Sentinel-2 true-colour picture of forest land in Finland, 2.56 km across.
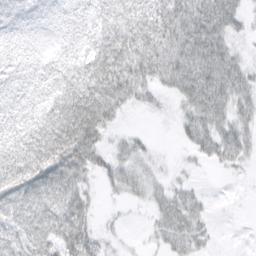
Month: March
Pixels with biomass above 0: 77%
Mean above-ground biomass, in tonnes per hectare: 39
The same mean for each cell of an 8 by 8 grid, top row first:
34 26 27 43 53 66 71 33
29 17 32 66 56 61 65 12
27 37 60 71 44 48 64 37
34 47 94 48 9 11 46 26
47 87 99 16 13 6 39 44
60 73 55 28 23 7 2 4
70 69 55 3 7 35 11 0
58 71 70 9 6 30 15 1
